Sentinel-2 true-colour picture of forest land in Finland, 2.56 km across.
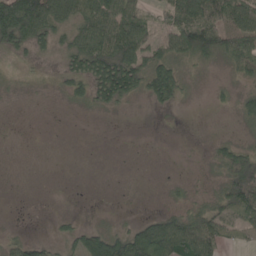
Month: May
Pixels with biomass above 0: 51%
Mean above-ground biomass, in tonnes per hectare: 50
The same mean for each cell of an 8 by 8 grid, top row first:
193 122 84 101 56 94 114 94
59 33 81 131 97 85 112 78
10 7 66 163 98 101 5 26
0 0 8 21 3 14 3 38
0 0 0 0 0 0 12 36
0 0 0 0 0 2 8 139
0 0 0 1 1 27 54 122
22 17 68 111 179 168 120 30
